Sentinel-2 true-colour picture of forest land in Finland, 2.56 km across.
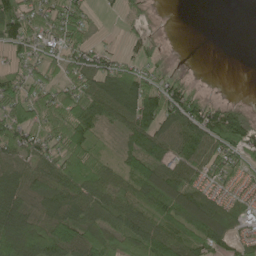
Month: May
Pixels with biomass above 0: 74%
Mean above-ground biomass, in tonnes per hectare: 62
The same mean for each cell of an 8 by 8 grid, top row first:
76 64 57 5 19 0 0 0
45 42 67 17 29 1 0 0
53 42 66 79 66 33 1 0
76 82 98 69 116 109 70 47
89 61 81 8 86 92 84 76
76 87 76 54 79 77 54 41
97 79 83 70 58 95 109 46
129 136 106 74 108 82 73 41
